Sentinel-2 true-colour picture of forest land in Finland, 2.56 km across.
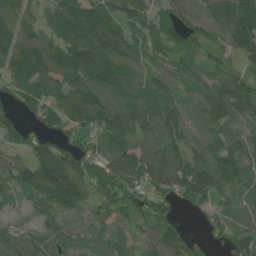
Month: June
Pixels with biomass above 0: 90%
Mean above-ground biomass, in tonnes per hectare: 102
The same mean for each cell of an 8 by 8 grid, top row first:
118 63 136 106 94 99 115 168
149 117 138 117 79 105 80 100
99 121 109 113 83 74 91 90
76 101 122 109 101 93 133 110
82 115 75 84 92 103 98 115
97 229 128 148 142 168 167 95
44 103 79 92 99 37 55 53
71 84 72 94 67 107 34 87
